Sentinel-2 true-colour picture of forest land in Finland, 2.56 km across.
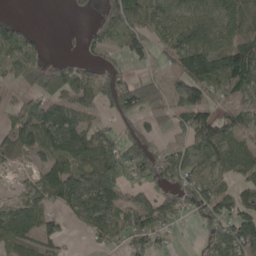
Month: May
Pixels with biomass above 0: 67%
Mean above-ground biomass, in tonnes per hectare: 73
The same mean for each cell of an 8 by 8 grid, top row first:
13 0 12 78 100 71 81 110
83 20 23 70 66 111 121 137
52 78 94 65 50 43 130 112
40 116 67 42 60 61 63 56
88 124 111 74 63 36 143 80
15 120 96 127 77 87 95 70
74 58 86 102 71 45 83 83
95 66 4 55 71 13 47 104
